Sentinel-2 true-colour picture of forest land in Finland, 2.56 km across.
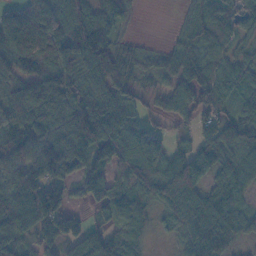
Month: November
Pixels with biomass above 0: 86%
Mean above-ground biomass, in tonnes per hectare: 77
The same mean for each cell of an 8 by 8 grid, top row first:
64 101 89 72 3 8 90 72
113 104 132 82 25 49 86 32
67 112 91 114 27 61 76 75
111 106 97 83 56 70 73 69
74 97 120 115 143 32 87 104
94 114 85 57 115 77 78 75
111 94 29 69 56 75 85 50
85 66 87 79 38 29 87 39
